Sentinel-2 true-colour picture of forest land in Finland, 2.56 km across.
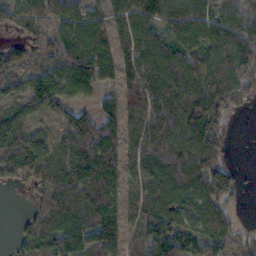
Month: November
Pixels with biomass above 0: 86%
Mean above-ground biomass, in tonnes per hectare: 104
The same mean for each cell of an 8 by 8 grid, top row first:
95 90 97 97 87 133 126 134
75 90 142 96 118 105 107 150
90 105 124 51 137 134 117 145
64 67 89 38 138 158 148 22
136 100 118 131 119 112 147 4
84 112 107 127 109 126 129 39
0 112 136 153 120 110 122 16
48 119 120 117 103 106 115 63
